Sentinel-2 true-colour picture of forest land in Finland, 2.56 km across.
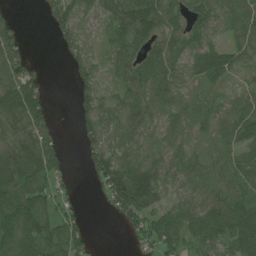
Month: July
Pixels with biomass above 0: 79%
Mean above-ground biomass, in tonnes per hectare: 58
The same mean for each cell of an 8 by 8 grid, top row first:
16 38 59 63 109 44 71 70
68 1 62 54 53 44 71 54
95 15 42 32 72 54 60 17
102 50 45 68 66 42 41 54
68 72 30 69 60 44 37 64
89 70 6 108 114 48 55 59
100 60 24 50 108 51 75 74
92 76 51 0 40 54 60 73
